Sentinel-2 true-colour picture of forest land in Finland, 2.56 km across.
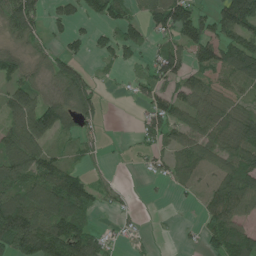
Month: June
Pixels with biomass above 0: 68%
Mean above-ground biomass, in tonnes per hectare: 68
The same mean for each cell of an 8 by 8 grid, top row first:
116 47 48 72 56 143 60 174
33 33 31 61 46 65 100 103
64 43 98 9 40 73 56 66
93 126 83 1 37 72 77 57
92 69 38 2 31 68 81 91
122 105 59 13 12 46 35 97
139 127 118 18 3 3 68 91
140 140 120 23 13 7 68 129
